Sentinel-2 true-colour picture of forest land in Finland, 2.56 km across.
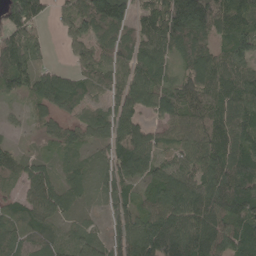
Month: May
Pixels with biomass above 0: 88%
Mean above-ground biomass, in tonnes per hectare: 91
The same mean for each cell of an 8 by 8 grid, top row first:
126 40 95 158 67 179 204 117
131 33 45 80 90 90 77 92
123 85 55 65 89 58 112 114
12 50 36 77 63 91 105 124
14 27 57 78 95 68 125 114
53 59 52 79 65 100 120 128
76 82 27 63 71 136 169 133
99 60 48 77 143 193 189 125
